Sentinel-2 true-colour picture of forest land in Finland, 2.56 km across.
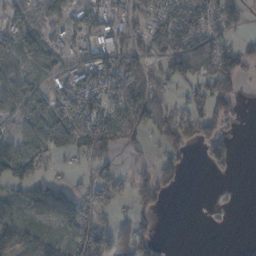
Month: November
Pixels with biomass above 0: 60%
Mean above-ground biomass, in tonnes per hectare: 56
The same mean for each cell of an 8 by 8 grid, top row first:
47 43 47 60 41 82 86 37
78 73 36 80 37 84 71 50
66 49 95 128 69 79 59 44
51 80 176 89 72 39 74 19
70 73 97 53 19 53 76 5
42 32 19 43 49 35 6 2
44 130 100 50 37 0 3 0
70 48 103 90 72 0 0 0
